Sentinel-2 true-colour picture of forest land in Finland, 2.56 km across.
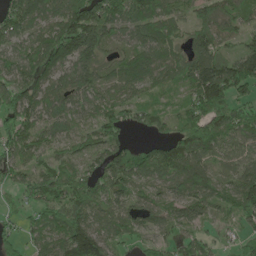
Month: May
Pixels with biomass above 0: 86%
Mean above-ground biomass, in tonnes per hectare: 90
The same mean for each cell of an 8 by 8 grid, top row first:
120 89 144 105 121 61 72 72
77 126 152 47 91 64 123 68
103 87 94 56 73 60 199 179
126 79 70 83 56 47 157 92
95 60 56 111 46 121 121 87
63 84 81 114 82 100 82 84
23 105 116 87 87 73 65 105
55 90 184 80 53 56 50 48
